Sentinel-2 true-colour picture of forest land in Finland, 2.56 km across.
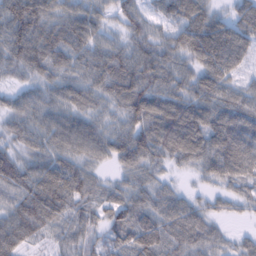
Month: February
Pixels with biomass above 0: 94%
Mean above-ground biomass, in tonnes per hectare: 72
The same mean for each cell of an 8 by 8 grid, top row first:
101 77 74 44 52 66 65 62
82 90 76 59 66 68 116 79
27 56 66 98 85 67 79 40
62 71 70 52 108 105 86 90
49 64 87 74 102 109 90 100
79 94 87 28 66 20 46 80
76 118 62 63 78 75 40 28
93 37 59 67 111 85 63 27
